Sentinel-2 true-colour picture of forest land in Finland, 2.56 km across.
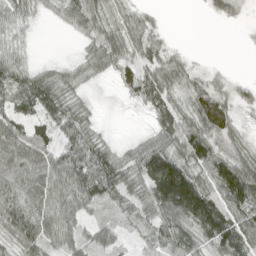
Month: April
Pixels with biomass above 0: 79%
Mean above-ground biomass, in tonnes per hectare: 54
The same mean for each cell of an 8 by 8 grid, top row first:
48 13 67 43 29 0 11 15
22 0 17 71 57 17 0 2
69 62 34 23 78 57 37 14
60 66 47 1 19 59 112 32
71 58 86 27 45 59 76 34
80 74 96 86 93 160 54 127
127 59 50 18 48 121 131 83
62 62 31 37 16 62 73 85
